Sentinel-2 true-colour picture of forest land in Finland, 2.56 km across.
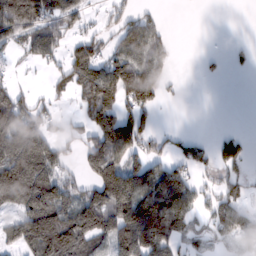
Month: February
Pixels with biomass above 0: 58%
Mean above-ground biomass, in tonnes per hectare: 80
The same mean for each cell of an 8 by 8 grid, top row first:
153 85 49 28 53 0 0 0
45 88 76 63 161 12 1 8
11 24 92 148 186 12 9 0
109 41 32 103 83 0 0 0
160 98 38 182 65 38 39 55
194 149 37 169 145 95 22 36
92 153 127 181 177 156 47 66
89 193 132 148 152 68 51 65
